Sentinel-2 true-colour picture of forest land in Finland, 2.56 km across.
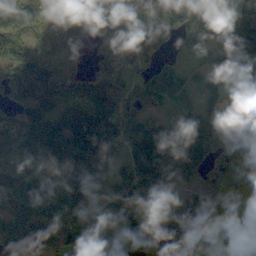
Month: October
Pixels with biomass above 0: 88%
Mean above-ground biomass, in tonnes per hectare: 137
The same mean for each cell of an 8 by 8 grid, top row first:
99 112 133 91 164 166 137 168
87 93 76 89 191 55 79 189
202 226 129 157 107 93 91 166
123 181 170 239 120 99 107 103
123 183 250 95 194 142 144 92
130 110 176 68 200 146 97 199
97 124 110 72 137 127 230 139
163 102 153 109 133 164 196 142
